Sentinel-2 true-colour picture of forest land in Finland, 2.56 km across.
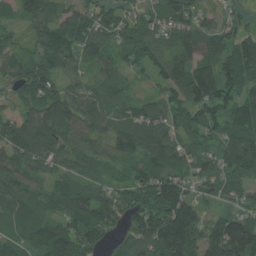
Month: July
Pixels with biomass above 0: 93%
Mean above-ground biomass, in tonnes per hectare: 85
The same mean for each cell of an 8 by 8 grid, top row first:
41 80 86 72 52 96 45 48
48 98 107 76 93 73 90 107
78 80 55 55 16 92 132 116
51 95 100 75 74 88 91 106
99 94 67 81 103 72 54 134
86 56 67 36 79 85 72 77
91 50 103 94 97 171 42 64
66 119 121 41 99 190 123 176
